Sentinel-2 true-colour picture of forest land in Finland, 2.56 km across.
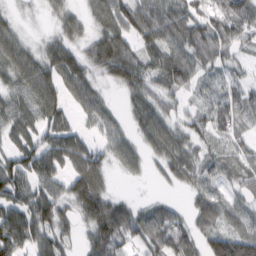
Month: February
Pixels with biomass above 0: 87%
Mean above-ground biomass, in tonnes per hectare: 58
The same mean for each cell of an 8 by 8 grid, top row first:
19 19 38 78 93 81 68 86
74 51 44 94 54 62 69 46
63 78 69 43 61 47 31 28
74 79 35 32 75 30 56 55
57 69 64 56 49 64 35 39
87 67 81 26 22 44 37 42
76 81 63 85 30 22 58 39
93 71 26 95 64 77 69 102
